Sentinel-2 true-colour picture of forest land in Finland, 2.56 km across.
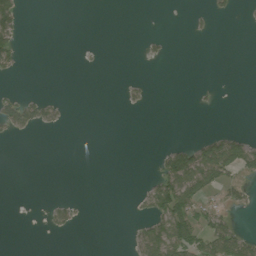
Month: August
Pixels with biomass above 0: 16%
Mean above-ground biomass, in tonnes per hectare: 15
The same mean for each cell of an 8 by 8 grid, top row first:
56 0 0 0 0 0 10 3
36 0 1 0 6 0 0 0
5 0 0 0 5 0 0 0
49 24 0 0 3 0 2 0
1 0 0 0 0 17 47 49
0 0 0 0 3 96 79 32
0 14 9 0 18 98 27 12
0 1 0 0 52 94 62 55
